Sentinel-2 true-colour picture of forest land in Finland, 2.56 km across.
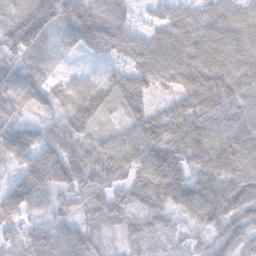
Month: November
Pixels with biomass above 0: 91%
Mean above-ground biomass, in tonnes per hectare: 63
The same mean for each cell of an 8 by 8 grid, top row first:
59 79 79 74 12 56 61 62
72 46 36 59 63 81 84 73
78 43 35 47 63 60 91 83
43 29 89 41 66 69 73 69
73 56 55 70 102 93 99 93
37 90 62 49 77 79 66 77
74 42 35 68 53 63 79 71
47 74 56 21 45 26 35 59
